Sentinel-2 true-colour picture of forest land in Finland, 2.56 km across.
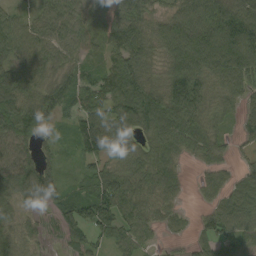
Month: September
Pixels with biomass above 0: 87%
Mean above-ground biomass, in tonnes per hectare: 61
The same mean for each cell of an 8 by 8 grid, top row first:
42 59 72 49 59 56 86 93
78 73 50 46 68 88 106 125
84 53 47 60 62 92 74 56
110 74 60 81 93 99 65 43
87 30 67 67 50 65 56 19
95 64 30 66 67 44 34 33
56 33 66 85 63 29 31 68
62 16 41 41 40 8 46 56
